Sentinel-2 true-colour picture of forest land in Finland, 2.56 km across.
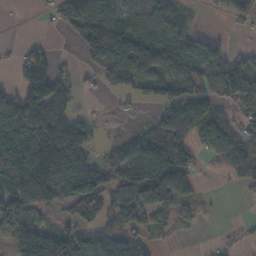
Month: November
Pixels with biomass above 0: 66%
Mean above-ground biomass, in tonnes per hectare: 67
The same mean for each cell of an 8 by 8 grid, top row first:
1 14 102 85 65 48 6 42
12 33 30 130 80 70 71 21
42 143 19 58 77 82 64 134
116 123 16 5 9 100 85 37
90 137 57 25 84 100 66 83
96 126 148 62 144 129 8 54
115 43 89 65 75 63 9 1
91 127 107 94 61 5 3 8
